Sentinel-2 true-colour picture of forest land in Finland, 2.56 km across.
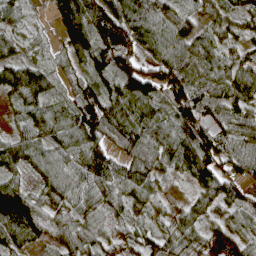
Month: April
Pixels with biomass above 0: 92%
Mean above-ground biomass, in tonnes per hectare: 70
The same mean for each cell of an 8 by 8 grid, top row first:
37 26 137 113 85 52 44 53
43 21 78 150 69 76 58 42
84 63 54 89 121 106 59 85
32 73 109 90 82 83 51 61
63 63 100 58 98 96 89 64
42 69 77 84 72 32 97 64
170 52 61 44 40 29 60 57
85 48 93 34 55 63 33 38
